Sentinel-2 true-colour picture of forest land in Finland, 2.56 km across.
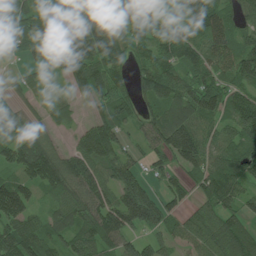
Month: July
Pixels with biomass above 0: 85%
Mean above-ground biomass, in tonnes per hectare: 89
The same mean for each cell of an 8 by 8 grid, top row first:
94 86 103 80 96 63 118 78
83 91 157 127 69 96 99 92
21 27 94 102 79 100 86 83
45 35 15 100 56 108 106 117
104 66 74 122 53 151 84 90
77 128 126 104 69 54 111 83
148 43 104 133 172 51 71 66
128 87 93 104 57 49 91 93
